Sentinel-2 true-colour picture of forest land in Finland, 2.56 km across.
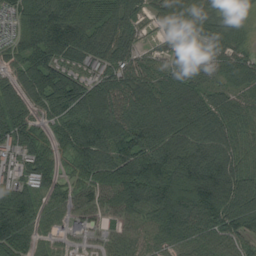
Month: August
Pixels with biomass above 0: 93%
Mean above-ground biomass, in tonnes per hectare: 92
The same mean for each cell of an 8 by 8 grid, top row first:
80 125 125 107 51 104 76 39
62 132 113 110 42 64 79 57
84 128 96 95 86 90 54 67
110 81 120 130 132 113 106 71
91 57 111 115 138 115 110 67
64 81 67 105 161 128 141 100
140 56 58 59 105 136 136 112
98 37 35 42 61 78 86 78
